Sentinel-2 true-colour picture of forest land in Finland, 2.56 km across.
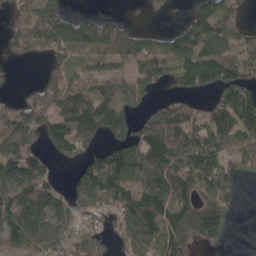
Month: April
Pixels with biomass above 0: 72%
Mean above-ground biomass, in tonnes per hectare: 111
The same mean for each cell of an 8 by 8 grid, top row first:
71 121 55 37 23 20 141 65
66 90 113 110 116 109 113 81
14 82 64 98 102 85 144 143
117 128 163 150 78 130 80 173
168 89 103 98 141 125 126 94
173 91 83 191 207 164 125 57
180 162 107 130 210 175 144 24
114 195 135 63 165 113 92 0
